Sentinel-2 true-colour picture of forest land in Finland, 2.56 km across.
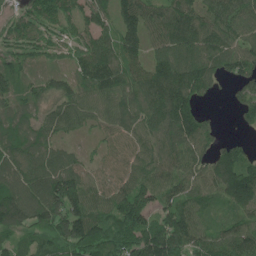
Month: June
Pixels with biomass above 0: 91%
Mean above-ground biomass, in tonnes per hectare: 102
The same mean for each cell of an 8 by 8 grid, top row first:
51 74 70 79 99 122 115 120
57 50 68 98 91 131 125 107
82 77 89 124 114 160 96 116
96 71 83 84 102 154 28 70
118 81 27 53 83 109 80 51
124 142 118 66 98 105 115 168
175 165 140 111 140 114 68 103
70 88 161 132 163 152 103 114
